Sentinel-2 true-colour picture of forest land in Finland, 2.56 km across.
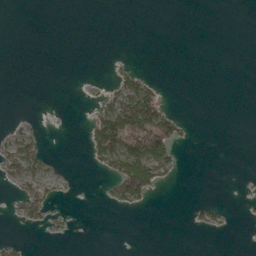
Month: April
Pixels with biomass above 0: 16%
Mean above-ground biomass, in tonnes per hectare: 14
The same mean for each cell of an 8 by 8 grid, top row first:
0 0 0 0 0 0 0 0
0 0 0 0 0 0 0 0
0 0 0 10 27 0 0 0
1 1 0 56 104 13 0 0
45 9 1 105 140 51 0 0
39 26 1 46 115 13 0 0
24 46 0 9 11 0 21 1
9 2 0 0 0 0 1 0
